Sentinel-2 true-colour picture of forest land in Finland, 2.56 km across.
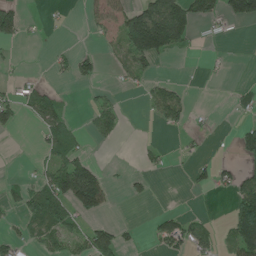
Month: June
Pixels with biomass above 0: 32%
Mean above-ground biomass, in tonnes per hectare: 40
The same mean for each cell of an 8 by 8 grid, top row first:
78 6 4 47 136 138 67 90
10 4 8 18 168 56 3 0
17 9 29 6 31 13 3 1
46 70 7 56 8 61 4 12
0 57 37 14 9 5 5 50
5 52 177 10 22 2 28 47
26 117 86 18 1 6 1 122
31 54 46 83 7 75 37 129
